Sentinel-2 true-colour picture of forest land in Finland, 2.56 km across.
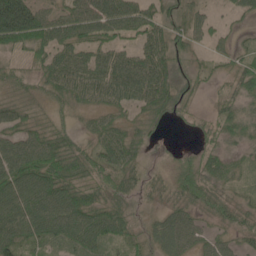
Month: May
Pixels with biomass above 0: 82%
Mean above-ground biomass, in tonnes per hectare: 50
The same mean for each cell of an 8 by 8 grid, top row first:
123 50 71 92 68 28 26 26
41 63 55 53 58 40 24 17
32 52 83 83 88 46 15 40
46 23 24 42 40 29 13 29
76 77 31 74 30 6 23 22
89 81 40 54 32 42 53 20
101 110 89 57 18 41 40 33
73 50 67 48 33 73 39 28
